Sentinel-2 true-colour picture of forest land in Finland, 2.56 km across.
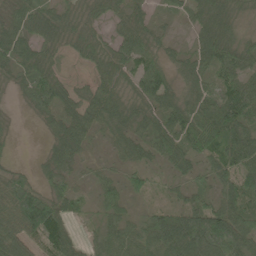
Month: June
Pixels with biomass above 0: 87%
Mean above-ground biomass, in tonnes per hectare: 56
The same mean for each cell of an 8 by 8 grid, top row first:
60 45 33 40 27 25 57 27
66 45 42 41 49 20 76 51
38 83 12 48 79 28 49 61
6 46 54 59 44 75 67 101
8 28 56 32 54 75 92 78
35 39 20 26 30 29 36 71
131 117 23 41 21 55 81 79
83 87 28 55 65 163 156 104
